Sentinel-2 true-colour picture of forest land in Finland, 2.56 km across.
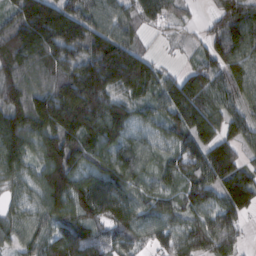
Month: February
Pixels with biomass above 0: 92%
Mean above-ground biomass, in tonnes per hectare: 115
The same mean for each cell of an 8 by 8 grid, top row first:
117 214 122 95 92 53 27 121
134 147 134 177 53 16 72 112
138 117 202 186 174 94 132 96
146 194 221 160 78 121 145 62
144 159 147 126 86 87 121 87
94 172 126 129 85 91 102 121
61 119 123 108 88 84 99 95
71 96 139 81 61 99 140 55
